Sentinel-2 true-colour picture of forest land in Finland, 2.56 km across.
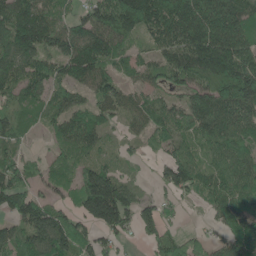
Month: May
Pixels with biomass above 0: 84%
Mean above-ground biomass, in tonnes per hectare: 97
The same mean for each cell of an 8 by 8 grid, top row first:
134 104 68 151 181 150 171 125
139 100 141 113 43 116 188 140
101 102 100 76 64 78 102 164
77 69 85 73 94 84 150 123
53 30 98 30 40 83 78 90
98 56 93 100 12 128 83 108
106 89 87 213 74 29 42 109
104 145 93 54 45 69 45 144
